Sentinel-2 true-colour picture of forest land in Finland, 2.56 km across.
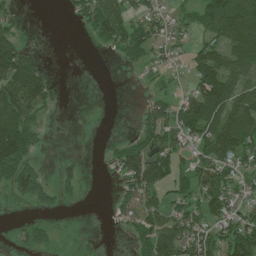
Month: July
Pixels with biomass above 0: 59%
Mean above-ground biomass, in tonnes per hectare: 62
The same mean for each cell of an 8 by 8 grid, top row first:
29 0 36 124 60 38 104 146
93 0 0 53 81 35 80 131
148 63 0 0 12 19 142 74
154 38 1 1 35 76 123 107
184 12 1 14 74 64 107 107
113 24 32 22 159 82 96 65
6 23 6 17 90 58 88 53
15 31 16 1 64 130 82 127
